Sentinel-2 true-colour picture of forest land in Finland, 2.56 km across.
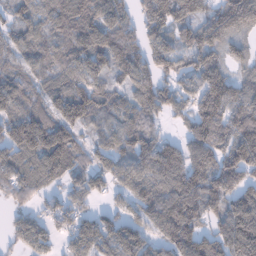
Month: January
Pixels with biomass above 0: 86%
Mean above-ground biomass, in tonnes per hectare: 105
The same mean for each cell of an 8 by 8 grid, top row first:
71 92 116 106 102 148 82 179
73 74 102 133 107 84 120 61
84 73 101 62 116 95 123 76
92 98 131 71 105 69 162 125
152 166 66 91 123 56 143 161
113 121 73 85 129 143 141 145
46 58 66 38 87 162 112 141
65 58 97 92 89 130 97 208
